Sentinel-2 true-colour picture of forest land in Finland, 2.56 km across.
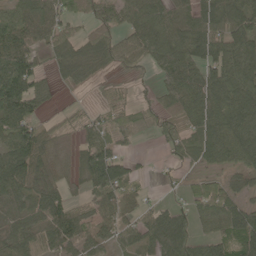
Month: May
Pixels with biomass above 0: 78%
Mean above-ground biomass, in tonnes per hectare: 73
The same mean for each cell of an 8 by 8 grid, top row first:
57 75 49 65 86 91 93 81
97 60 70 97 106 108 116 80
119 43 51 17 14 107 86 87
112 27 19 47 41 90 90 106
100 62 46 58 4 71 86 99
121 91 60 145 16 14 38 44
59 94 50 62 42 54 69 80
87 76 76 57 82 176 84 106
